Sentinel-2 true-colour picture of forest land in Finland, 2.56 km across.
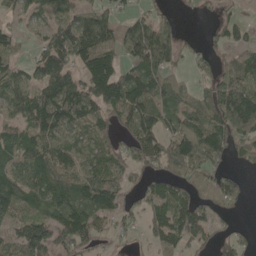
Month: May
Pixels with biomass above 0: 76%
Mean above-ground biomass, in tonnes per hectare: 77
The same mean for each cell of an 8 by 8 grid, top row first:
34 72 82 61 43 19 15 26
36 98 133 88 149 75 33 58
61 111 89 138 125 41 42 109
66 140 108 93 106 76 103 152
77 86 71 54 91 109 147 69
94 96 78 94 43 61 64 29
90 74 106 89 52 104 63 21
78 117 90 30 22 73 34 44
